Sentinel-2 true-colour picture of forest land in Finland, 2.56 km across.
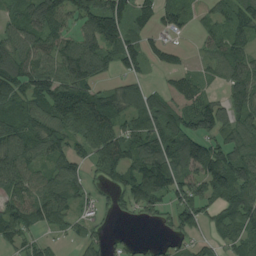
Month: August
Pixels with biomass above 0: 77%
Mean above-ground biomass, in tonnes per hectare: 82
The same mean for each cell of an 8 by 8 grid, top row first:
57 111 80 139 52 66 32 80
93 80 98 88 62 29 42 63
112 107 102 36 41 76 30 100
91 120 144 101 107 143 115 78
101 88 64 119 110 148 106 85
100 62 67 74 146 117 142 106
94 102 40 30 63 100 67 107
64 25 41 31 14 36 40 86
